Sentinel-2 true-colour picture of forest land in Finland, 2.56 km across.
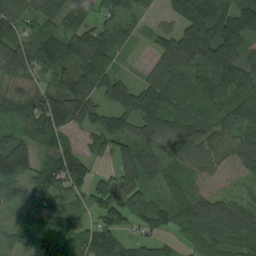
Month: August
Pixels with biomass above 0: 89%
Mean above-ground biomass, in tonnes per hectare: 95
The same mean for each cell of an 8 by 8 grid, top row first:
105 94 82 64 38 110 199 153
106 146 142 103 22 196 200 137
56 50 149 99 65 89 116 114
87 157 101 94 133 84 86 85
114 105 60 81 84 98 80 86
109 113 113 63 102 52 59 50
51 83 46 107 86 98 113 73
45 106 85 76 51 34 99 90
